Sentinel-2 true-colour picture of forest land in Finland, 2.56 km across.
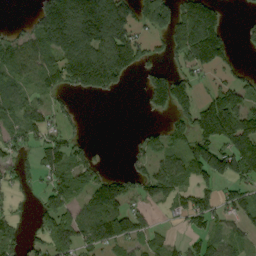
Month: September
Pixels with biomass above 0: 59%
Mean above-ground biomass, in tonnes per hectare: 86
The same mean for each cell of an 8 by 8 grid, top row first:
2 160 229 214 75 103 132 9
78 118 212 216 87 93 176 17
59 65 179 174 49 130 40 46
72 64 10 0 22 116 141 126
66 78 40 1 51 60 131 121
45 60 75 52 71 93 114 98
23 86 62 104 42 52 105 86
63 84 101 100 58 20 67 49
